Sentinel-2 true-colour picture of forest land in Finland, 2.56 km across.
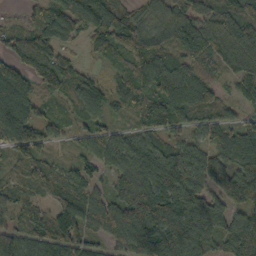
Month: October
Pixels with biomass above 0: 90%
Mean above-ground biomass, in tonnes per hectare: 77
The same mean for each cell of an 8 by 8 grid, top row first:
10 79 112 101 51 73 80 103
67 92 27 74 103 67 75 94
72 78 62 39 82 98 50 59
104 38 55 45 72 87 74 39
101 49 38 80 71 63 70 90
31 68 64 50 106 112 90 106
47 59 122 79 122 100 119 63
100 101 105 62 110 122 92 91
